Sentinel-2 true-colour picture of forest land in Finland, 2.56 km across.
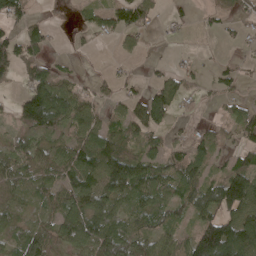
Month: May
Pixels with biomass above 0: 66%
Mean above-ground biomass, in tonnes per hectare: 58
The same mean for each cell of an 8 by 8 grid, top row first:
67 8 25 74 65 17 15 28
86 40 8 13 24 4 2 11
39 102 25 28 18 59 26 32
52 163 83 34 86 40 7 46
52 51 83 84 51 28 50 41
58 57 106 112 79 75 49 100
39 47 95 69 59 50 77 115
53 74 88 113 54 55 169 142
